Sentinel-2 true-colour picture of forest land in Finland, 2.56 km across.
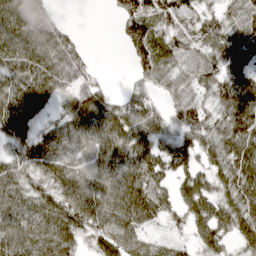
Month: April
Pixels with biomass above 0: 85%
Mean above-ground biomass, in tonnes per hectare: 63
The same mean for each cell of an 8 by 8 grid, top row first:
95 60 0 14 83 60 47 50
89 89 33 1 88 45 65 100
77 80 50 6 43 36 53 92
98 35 81 72 66 37 47 113
52 65 57 75 64 50 54 91
65 68 69 73 80 51 51 86
74 74 90 87 88 47 77 81
96 93 42 70 41 22 57 45
